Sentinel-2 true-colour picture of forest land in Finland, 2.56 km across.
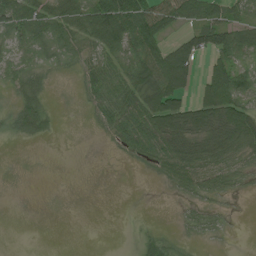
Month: July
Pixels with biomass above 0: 58%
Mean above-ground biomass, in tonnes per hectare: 39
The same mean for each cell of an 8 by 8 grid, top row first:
62 55 59 124 89 78 70 38
33 34 30 66 76 70 67 68
34 18 21 56 79 132 76 66
42 33 4 48 80 109 96 81
5 5 0 15 60 73 68 68
0 0 0 0 5 48 46 28
0 0 0 0 0 4 18 1
0 0 0 0 22 14 10 0
